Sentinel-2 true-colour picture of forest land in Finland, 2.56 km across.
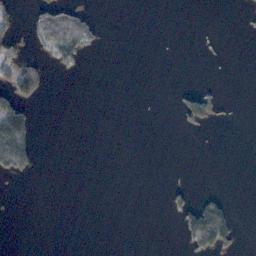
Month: November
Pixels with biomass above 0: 11%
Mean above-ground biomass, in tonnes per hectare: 16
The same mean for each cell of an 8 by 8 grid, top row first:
23 62 43 0 0 0 0 2
28 59 65 0 0 0 5 0
84 22 2 0 0 0 2 0
104 0 0 0 0 17 94 1
120 0 0 0 0 0 0 0
33 0 0 0 0 1 0 0
0 0 0 0 0 33 91 3
0 0 0 0 0 5 127 23
